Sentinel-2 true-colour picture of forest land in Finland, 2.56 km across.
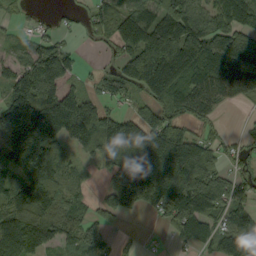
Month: September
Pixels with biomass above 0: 76%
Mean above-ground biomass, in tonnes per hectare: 118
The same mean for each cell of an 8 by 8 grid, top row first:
29 9 26 81 122 181 106 133
32 102 21 44 196 267 177 172
108 182 40 81 200 198 135 131
230 210 184 71 92 98 62 4
252 192 112 191 202 216 79 37
121 147 35 107 221 184 138 52
129 141 53 87 82 136 126 86
166 104 127 54 9 35 59 123
